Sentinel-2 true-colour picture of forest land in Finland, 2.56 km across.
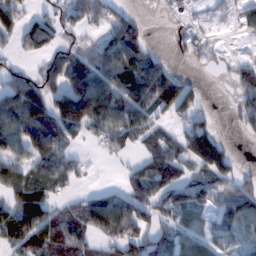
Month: February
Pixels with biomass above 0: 69%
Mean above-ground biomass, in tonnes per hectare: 80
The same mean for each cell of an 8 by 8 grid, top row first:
93 45 84 64 9 24 15 32
50 66 53 124 74 14 41 4
83 86 155 116 160 85 5 73
180 155 196 131 100 103 27 82
100 154 32 62 54 60 165 6
143 77 42 9 89 81 98 57
127 88 60 105 76 100 76 134
89 87 64 75 91 72 70 48
